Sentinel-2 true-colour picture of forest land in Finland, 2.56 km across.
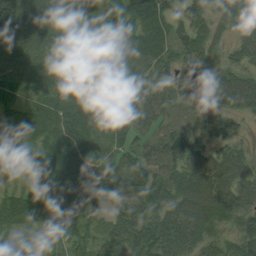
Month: August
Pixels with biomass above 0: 96%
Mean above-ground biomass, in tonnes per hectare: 75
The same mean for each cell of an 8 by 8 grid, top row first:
137 94 87 87 113 68 70 80
74 106 123 101 90 60 63 51
71 90 109 91 73 76 85 73
58 79 92 68 78 44 62 55
67 70 81 54 60 110 58 35
22 64 58 45 75 78 82 61
76 73 68 57 94 77 79 70
36 41 59 82 106 100 62 73
